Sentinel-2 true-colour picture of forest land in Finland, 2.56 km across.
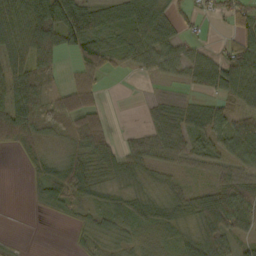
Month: October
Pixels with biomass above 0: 76%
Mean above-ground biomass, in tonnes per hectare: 40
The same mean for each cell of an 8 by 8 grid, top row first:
58 97 73 49 78 23 21 45
60 71 52 35 56 44 18 59
71 31 39 6 14 26 49 73
90 51 75 7 14 38 45 39
39 19 44 29 50 63 40 66
0 38 48 33 31 24 26 48
0 31 36 36 28 27 60 56
4 0 14 28 22 23 60 41
